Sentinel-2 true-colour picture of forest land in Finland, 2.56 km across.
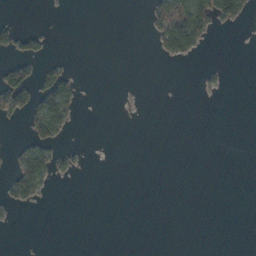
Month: October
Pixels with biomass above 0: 12%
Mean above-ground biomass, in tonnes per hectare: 11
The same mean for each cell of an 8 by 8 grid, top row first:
2 0 0 0 8 106 75 32
31 8 0 0 0 57 6 0
55 39 10 0 0 0 4 0
41 79 8 0 0 0 0 0
10 39 2 0 0 0 0 0
51 38 4 0 0 0 0 0
13 0 0 0 0 0 0 0
0 0 0 0 0 0 0 0
